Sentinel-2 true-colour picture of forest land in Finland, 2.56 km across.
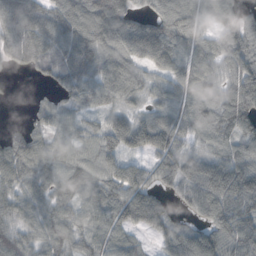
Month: October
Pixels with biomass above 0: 88%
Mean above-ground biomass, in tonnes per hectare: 85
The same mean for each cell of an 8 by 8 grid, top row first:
110 87 88 112 56 119 77 79
107 87 99 84 106 102 76 116
7 39 81 87 62 83 80 125
0 58 48 63 52 83 78 132
60 60 67 88 104 93 60 89
77 87 91 90 73 116 150 139
72 73 87 91 126 44 116 118
83 79 67 81 26 108 116 113
